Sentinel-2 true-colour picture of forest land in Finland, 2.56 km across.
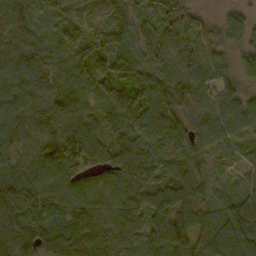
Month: October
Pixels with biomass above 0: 96%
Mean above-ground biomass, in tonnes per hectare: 85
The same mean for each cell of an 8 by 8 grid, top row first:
86 36 31 68 62 88 32 53
86 64 79 106 104 107 107 74
92 82 103 115 77 95 99 73
91 99 90 69 84 77 112 108
72 112 159 81 81 73 67 50
76 89 114 82 103 71 48 47
89 80 91 76 74 95 67 110
106 93 114 73 92 85 105 145
